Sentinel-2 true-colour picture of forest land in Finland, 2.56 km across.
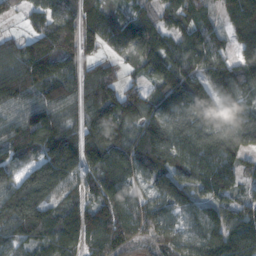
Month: November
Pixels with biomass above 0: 92%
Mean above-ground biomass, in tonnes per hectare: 118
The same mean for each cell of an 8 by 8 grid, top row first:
19 100 117 120 100 108 69 161
98 170 127 79 144 88 142 95
166 172 118 104 69 154 134 141
91 123 96 134 139 140 110 123
105 136 132 136 145 137 147 121
89 156 102 138 84 125 136 87
159 105 97 149 99 100 93 103
108 115 115 145 66 90 144 168
